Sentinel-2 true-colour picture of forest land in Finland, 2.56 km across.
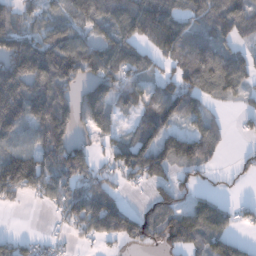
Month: December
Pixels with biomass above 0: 70%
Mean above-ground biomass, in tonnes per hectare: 94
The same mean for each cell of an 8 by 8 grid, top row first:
93 75 83 113 160 121 109 102
135 146 121 123 66 136 115 46
199 181 90 102 67 80 76 51
209 225 113 97 82 94 41 21
99 153 65 53 129 117 58 8
180 118 124 48 113 62 27 25
17 23 133 140 54 106 120 35
45 29 29 60 86 84 143 58
